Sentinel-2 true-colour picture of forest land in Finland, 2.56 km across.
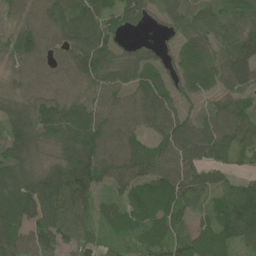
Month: May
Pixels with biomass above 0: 90%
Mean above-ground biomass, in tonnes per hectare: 80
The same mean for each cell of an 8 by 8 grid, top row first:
45 82 95 89 52 63 85 83
69 60 101 79 29 27 71 102
47 48 75 87 69 44 52 83
104 112 114 102 95 72 44 68
128 83 167 121 63 114 100 72
91 95 143 101 74 99 58 44
97 124 83 59 81 69 37 91
94 91 72 30 64 88 69 72
